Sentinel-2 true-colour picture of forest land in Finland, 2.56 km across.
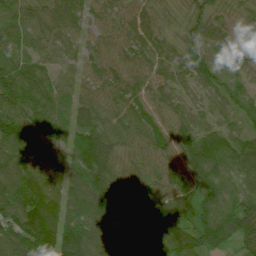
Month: July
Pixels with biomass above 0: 97%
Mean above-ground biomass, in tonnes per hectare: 77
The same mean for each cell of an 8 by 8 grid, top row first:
69 59 69 63 71 30 60 30
74 53 48 70 78 48 59 43
96 59 50 74 67 64 59 41
112 85 79 70 78 68 50 51
106 73 90 82 77 81 98 68
95 63 101 95 71 93 81 64
100 98 104 129 92 107 80 82
95 110 152 82 83 92 88 78
